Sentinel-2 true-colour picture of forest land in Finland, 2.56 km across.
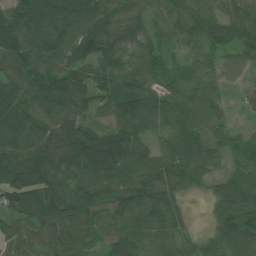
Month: July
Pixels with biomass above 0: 94%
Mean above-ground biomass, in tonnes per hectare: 73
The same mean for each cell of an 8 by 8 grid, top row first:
68 100 88 61 45 58 62 62
94 83 83 80 60 38 52 74
81 82 65 74 71 51 52 25
85 78 60 70 109 92 75 12
84 79 121 114 66 77 61 39
83 94 80 88 87 75 52 68
90 101 82 66 111 60 36 102
66 66 67 73 65 63 45 99
